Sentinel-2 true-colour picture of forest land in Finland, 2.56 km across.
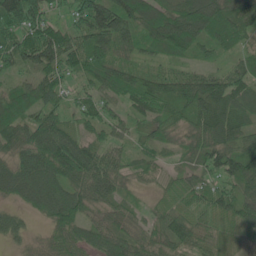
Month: June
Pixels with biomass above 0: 93%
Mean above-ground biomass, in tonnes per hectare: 71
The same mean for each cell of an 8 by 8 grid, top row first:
126 57 69 131 109 110 138 95
88 114 83 86 48 87 55 45
34 66 45 70 58 77 76 69
67 72 46 41 66 67 100 77
67 127 93 47 39 43 85 72
87 101 99 65 39 32 50 88
34 81 84 48 28 58 59 83
33 51 68 75 66 84 59 38
